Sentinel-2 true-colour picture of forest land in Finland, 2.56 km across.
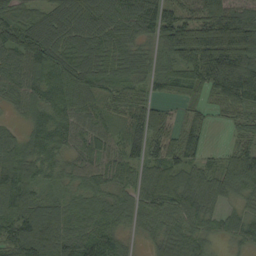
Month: September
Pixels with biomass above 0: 93%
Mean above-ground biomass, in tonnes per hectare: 77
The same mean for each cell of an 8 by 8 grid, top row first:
69 74 102 88 106 80 88 93
105 130 85 80 51 123 161 163
77 94 98 54 64 79 102 170
27 86 72 44 69 23 34 58
59 95 58 54 92 82 33 50
109 52 50 55 56 83 66 114
89 74 54 41 65 75 58 45
87 97 100 58 29 78 49 62
